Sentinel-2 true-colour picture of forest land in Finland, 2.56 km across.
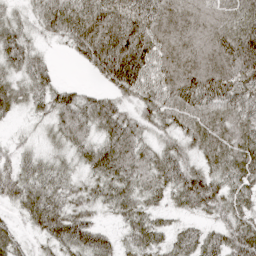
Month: April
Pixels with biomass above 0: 92%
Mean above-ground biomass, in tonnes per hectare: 63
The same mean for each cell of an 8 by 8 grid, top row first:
30 79 112 118 85 59 57 64
80 15 66 136 116 70 68 116
50 45 6 83 84 89 95 103
33 49 64 59 48 66 66 71
21 26 50 69 44 45 69 73
58 53 36 69 60 77 67 69
37 80 45 46 54 37 53 55
37 49 76 38 58 50 56 76
